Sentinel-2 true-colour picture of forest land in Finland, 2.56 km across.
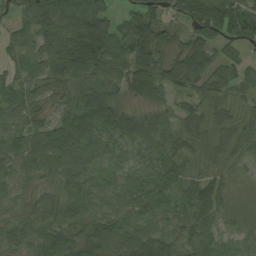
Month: August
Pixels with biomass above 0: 94%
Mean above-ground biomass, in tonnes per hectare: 54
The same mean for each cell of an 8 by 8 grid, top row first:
27 86 82 35 68 40 90 81
39 66 88 68 110 53 83 46
42 51 62 61 94 73 56 45
46 33 100 79 41 35 40 28
61 77 83 47 50 47 28 35
52 38 52 32 46 40 33 16
30 45 45 48 53 49 56 14
44 54 53 67 72 54 50 32
